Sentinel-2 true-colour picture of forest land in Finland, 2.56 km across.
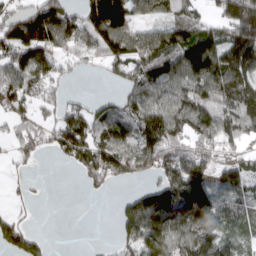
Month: March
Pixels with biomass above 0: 70%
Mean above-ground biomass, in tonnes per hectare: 86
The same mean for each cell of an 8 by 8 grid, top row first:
70 145 76 159 53 65 39 209
112 95 70 106 125 130 148 154
106 87 8 26 105 100 145 130
71 37 67 69 110 124 140 126
49 46 118 114 105 106 92 53
17 2 41 98 53 135 114 89
17 1 0 11 147 175 152 52
83 20 0 19 141 117 98 48
